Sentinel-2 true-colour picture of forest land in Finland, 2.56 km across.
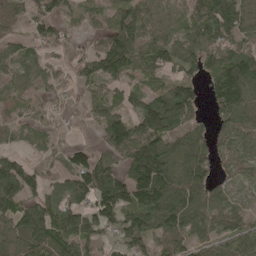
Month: May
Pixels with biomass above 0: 80%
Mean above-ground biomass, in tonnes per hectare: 80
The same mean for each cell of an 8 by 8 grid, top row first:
27 75 33 68 97 60 104 92
42 50 26 142 69 65 92 72
45 46 58 57 41 72 67 154
23 43 28 61 116 139 42 107
23 41 28 93 156 99 85 46
127 31 118 97 168 133 76 26
100 101 88 136 156 152 109 44
88 122 96 40 88 75 74 86
